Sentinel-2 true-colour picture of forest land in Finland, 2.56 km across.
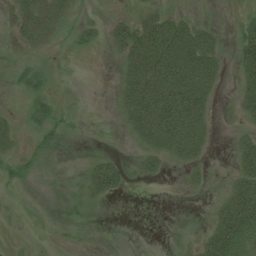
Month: July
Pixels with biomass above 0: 46%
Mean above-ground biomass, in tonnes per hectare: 26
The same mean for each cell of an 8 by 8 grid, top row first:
39 53 14 16 30 28 10 11
18 14 10 20 76 82 53 39
12 15 0 5 84 85 53 30
7 32 5 4 85 91 30 18
17 23 1 0 30 62 21 24
22 2 9 57 20 2 10 43
2 0 6 1 0 0 6 89
1 1 4 0 0 3 41 105
